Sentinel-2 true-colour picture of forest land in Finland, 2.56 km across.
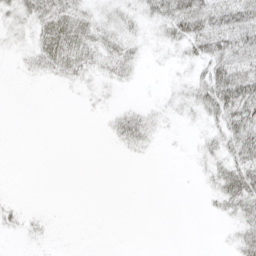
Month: April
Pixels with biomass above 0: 43%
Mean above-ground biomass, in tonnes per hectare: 14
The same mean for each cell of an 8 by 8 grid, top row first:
19 32 25 18 16 43 46 46
8 33 34 23 11 13 38 39
1 8 14 13 2 6 36 57
0 0 2 9 15 7 23 50
0 0 0 5 14 1 12 37
0 0 0 0 0 0 11 44
9 1 0 0 0 0 4 29
2 4 0 0 0 0 0 21
